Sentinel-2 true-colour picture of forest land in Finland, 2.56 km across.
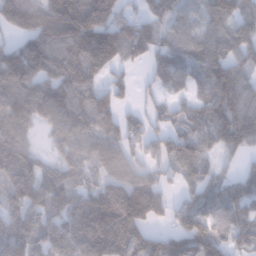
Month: January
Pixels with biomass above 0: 85%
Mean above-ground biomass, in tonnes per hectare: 111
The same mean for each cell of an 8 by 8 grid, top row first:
169 206 213 144 87 90 102 115
115 174 171 183 115 96 111 150
149 135 146 66 25 93 114 139
145 135 120 106 54 61 107 157
121 34 88 114 79 106 83 95
116 80 70 97 78 62 75 64
84 101 111 168 147 72 110 105
107 76 110 137 135 104 121 81
